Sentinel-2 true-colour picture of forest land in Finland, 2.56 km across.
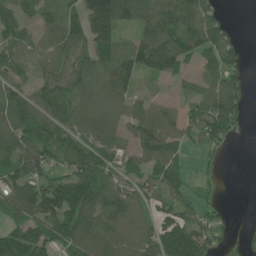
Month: June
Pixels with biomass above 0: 78%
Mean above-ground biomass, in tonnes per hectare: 81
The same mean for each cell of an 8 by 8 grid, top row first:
66 68 109 197 103 129 95 0
76 67 72 107 105 111 116 42
69 64 101 118 29 34 61 48
117 88 85 71 75 46 124 73
95 89 66 64 91 74 50 7
85 72 109 81 86 71 14 0
86 126 143 110 67 75 35 0
118 124 130 109 108 137 71 33
